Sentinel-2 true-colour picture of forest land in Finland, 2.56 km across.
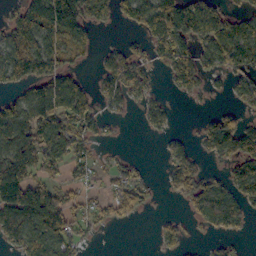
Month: October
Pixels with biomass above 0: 59%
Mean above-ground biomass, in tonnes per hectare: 71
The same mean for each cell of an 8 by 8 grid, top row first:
56 125 106 60 98 177 108 49
99 82 64 20 41 119 81 120
69 111 44 99 66 73 45 59
89 131 94 34 37 15 18 47
108 104 78 12 0 34 77 142
134 50 36 40 23 99 58 86
165 142 51 60 41 7 130 83
82 137 54 1 0 49 22 22
